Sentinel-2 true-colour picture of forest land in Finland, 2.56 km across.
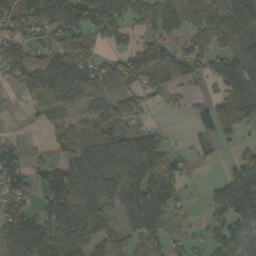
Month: October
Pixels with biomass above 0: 71%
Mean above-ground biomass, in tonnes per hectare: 79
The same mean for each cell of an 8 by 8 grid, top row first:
94 141 143 110 53 66 68 82
91 60 110 30 70 53 73 84
51 103 105 95 81 69 44 112
3 73 45 63 37 7 77 132
35 27 84 113 97 10 31 25
97 72 144 122 168 67 4 96
75 84 169 60 118 39 46 159
127 101 96 82 80 28 55 87
